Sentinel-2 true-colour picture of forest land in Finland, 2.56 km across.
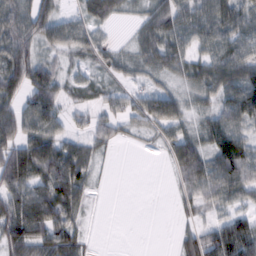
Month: February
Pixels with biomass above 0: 74%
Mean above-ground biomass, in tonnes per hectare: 59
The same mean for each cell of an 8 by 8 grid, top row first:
94 66 38 47 28 80 89 68
105 43 50 22 32 61 56 70
89 80 26 16 8 10 69 99
77 98 34 48 87 66 38 94
88 94 45 33 8 76 55 97
109 100 83 3 0 47 98 100
106 111 52 0 0 16 42 42
108 97 43 0 0 24 82 116
